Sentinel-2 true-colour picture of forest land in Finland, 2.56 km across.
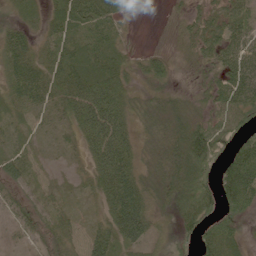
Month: June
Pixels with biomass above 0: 85%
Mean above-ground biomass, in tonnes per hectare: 44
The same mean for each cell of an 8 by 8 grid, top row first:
21 37 64 42 0 9 34 54
60 37 46 40 5 10 43 53
56 50 72 68 24 16 23 70
22 27 83 110 24 41 30 53
19 8 39 123 25 69 99 52
40 8 16 109 43 63 57 97
32 24 10 75 64 43 53 57
19 29 19 64 45 24 55 22
